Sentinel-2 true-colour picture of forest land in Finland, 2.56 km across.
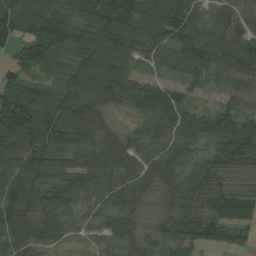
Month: August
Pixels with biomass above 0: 94%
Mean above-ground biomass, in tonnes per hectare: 98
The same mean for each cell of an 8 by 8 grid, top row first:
139 140 82 185 112 156 75 89
73 116 97 127 88 112 130 121
85 42 108 146 60 56 79 102
202 113 129 45 75 115 63 87
146 110 96 78 75 95 80 154
105 86 105 101 92 95 120 66
112 92 68 72 45 96 113 130
105 68 46 70 58 101 82 51
